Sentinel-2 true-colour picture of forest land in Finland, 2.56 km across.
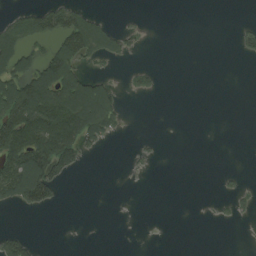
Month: August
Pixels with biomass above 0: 25%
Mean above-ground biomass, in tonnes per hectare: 35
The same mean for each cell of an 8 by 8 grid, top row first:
32 79 60 5 2 0 0 0
103 40 111 53 8 0 0 19
106 135 82 19 16 0 0 0
134 159 181 86 0 0 0 0
147 167 108 12 6 0 0 0
127 120 8 0 4 0 0 6
34 34 0 0 0 0 3 16
48 0 0 0 0 0 0 0
